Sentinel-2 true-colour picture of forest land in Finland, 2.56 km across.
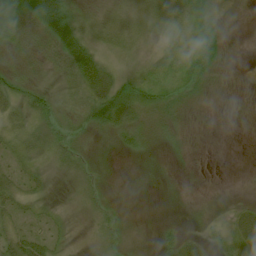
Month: July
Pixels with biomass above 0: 76%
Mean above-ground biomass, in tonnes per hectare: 21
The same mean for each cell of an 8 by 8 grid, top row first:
55 79 23 22 24 32 38 3
30 36 61 30 10 18 41 2
27 14 46 29 22 24 21 1
28 31 23 56 41 23 3 0
25 31 15 15 22 7 0 0
20 15 22 5 4 1 1 0
22 12 16 11 0 1 4 13
33 22 11 21 3 29 19 34
